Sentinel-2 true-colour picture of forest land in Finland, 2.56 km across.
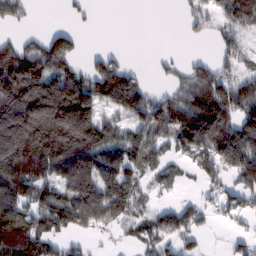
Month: February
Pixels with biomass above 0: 67%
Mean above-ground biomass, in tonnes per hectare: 114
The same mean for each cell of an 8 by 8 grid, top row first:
65 0 17 0 0 5 68 163
103 156 37 14 0 3 6 60
275 209 153 200 40 55 152 91
257 241 262 88 146 169 209 146
261 248 215 128 145 98 191 175
210 135 249 158 84 50 56 115
149 148 170 166 71 59 50 51
195 107 35 17 63 63 9 38
